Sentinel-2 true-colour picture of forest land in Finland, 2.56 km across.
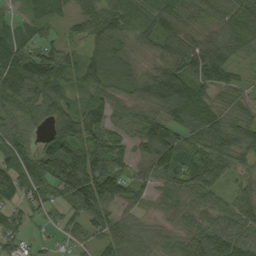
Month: September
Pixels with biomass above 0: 91%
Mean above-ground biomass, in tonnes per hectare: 79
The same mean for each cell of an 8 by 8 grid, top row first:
31 61 57 74 83 92 43 103
81 70 50 88 45 90 104 77
104 135 76 82 87 128 97 38
75 76 94 76 73 105 96 54
81 72 127 88 71 105 95 98
108 115 161 133 55 94 81 47
60 60 86 61 39 57 66 61
53 23 38 64 48 55 88 88
